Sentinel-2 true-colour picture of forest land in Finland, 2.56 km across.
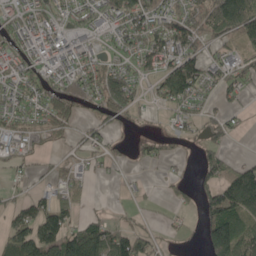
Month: May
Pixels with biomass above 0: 61%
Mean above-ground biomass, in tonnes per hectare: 71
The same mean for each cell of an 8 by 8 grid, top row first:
78 71 73 111 118 89 91 156
73 86 65 48 103 107 55 46
101 87 103 93 45 197 80 71
68 102 56 96 26 57 38 35
47 37 45 33 40 28 44 3
22 21 42 12 8 20 54 125
69 111 42 7 13 25 90 132
137 159 141 112 77 15 90 127
